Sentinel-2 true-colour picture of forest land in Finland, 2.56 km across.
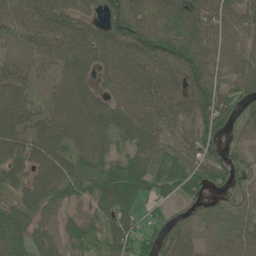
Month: June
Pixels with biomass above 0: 89%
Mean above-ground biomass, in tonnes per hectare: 68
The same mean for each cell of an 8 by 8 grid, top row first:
68 78 59 82 76 100 94 72
25 64 88 80 90 95 79 61
70 29 78 65 78 72 93 68
85 55 89 77 71 64 108 54
74 81 68 56 75 59 70 30
54 79 81 97 93 91 81 39
66 60 40 96 38 31 30 26
69 60 68 87 56 65 26 63
